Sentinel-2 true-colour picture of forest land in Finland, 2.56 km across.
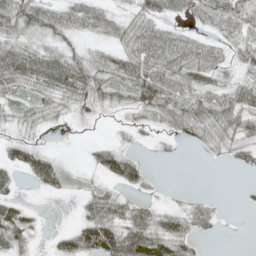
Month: May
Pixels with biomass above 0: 70%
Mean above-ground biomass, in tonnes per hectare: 44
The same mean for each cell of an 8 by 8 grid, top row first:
85 58 50 36 59 45 59 79
63 40 26 34 77 75 46 45
75 72 79 60 88 67 46 36
26 32 22 19 48 71 70 66
45 8 2 24 9 14 32 47
35 80 12 50 36 0 0 5
52 1 21 54 40 24 31 3
56 11 87 103 101 82 10 0
